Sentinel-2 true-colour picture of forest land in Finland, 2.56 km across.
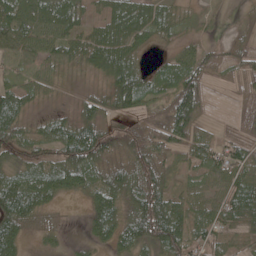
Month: May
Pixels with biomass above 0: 84%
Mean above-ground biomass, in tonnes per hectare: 54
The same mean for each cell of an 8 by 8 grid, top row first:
71 74 37 65 61 34 7 15
57 55 60 73 25 23 29 28
31 36 10 63 54 78 43 40
69 14 39 45 43 109 21 24
62 53 116 68 64 65 48 55
57 71 72 87 82 29 48 63
107 33 9 83 117 68 54 83
69 22 11 55 80 91 51 26
